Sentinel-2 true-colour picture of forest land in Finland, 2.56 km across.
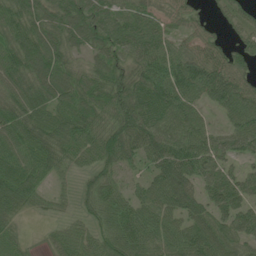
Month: June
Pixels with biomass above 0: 88%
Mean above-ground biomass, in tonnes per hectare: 66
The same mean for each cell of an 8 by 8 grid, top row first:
69 70 76 72 64 42 20 50
79 85 46 61 84 47 61 44
69 92 59 73 98 99 100 68
75 80 75 67 106 83 33 85
67 79 69 93 86 90 69 68
73 40 26 45 36 103 56 50
56 22 24 67 73 77 63 68
34 18 53 65 82 70 97 59
